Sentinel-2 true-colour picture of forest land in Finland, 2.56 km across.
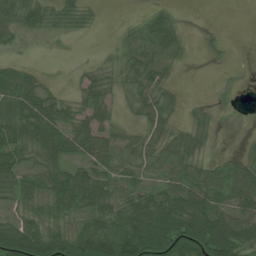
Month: July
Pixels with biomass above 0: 70%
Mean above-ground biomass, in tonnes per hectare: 49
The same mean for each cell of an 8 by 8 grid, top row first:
43 35 32 0 17 16 0 0
13 2 1 11 39 30 6 0
53 10 19 32 49 12 0 3
73 71 41 24 34 16 14 4
68 75 61 58 30 39 17 5
61 65 60 51 33 42 52 54
35 56 66 82 105 105 85 53
114 101 127 147 175 157 143 84
